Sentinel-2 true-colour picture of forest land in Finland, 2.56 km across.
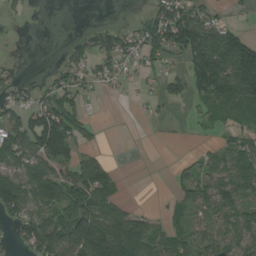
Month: August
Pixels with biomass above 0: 56%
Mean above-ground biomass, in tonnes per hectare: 59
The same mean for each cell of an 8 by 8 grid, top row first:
14 0 0 0 26 95 45 5
3 0 38 66 68 70 153 132
19 20 46 29 16 39 151 154
54 104 49 0 6 3 37 60
106 150 54 0 0 1 14 59
93 107 104 48 0 26 67 110
86 102 111 77 8 34 73 77
32 122 141 171 100 80 66 74
